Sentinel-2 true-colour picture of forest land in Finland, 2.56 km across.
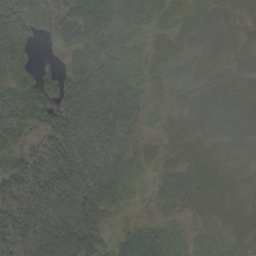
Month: September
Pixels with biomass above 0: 69%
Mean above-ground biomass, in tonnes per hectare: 32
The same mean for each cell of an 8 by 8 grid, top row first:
62 52 61 51 19 11 2 0
61 4 51 44 12 5 0 0
56 32 59 53 20 8 2 0
51 56 66 53 24 4 0 0
32 47 57 44 12 6 1 0
54 75 71 53 18 10 5 0
43 81 88 31 7 16 5 1
53 81 83 23 61 29 14 4
